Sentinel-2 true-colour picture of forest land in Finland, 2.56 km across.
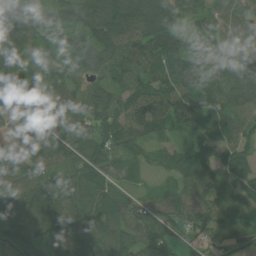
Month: July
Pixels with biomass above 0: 95%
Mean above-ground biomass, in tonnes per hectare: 79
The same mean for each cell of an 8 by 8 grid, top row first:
126 71 116 144 137 101 73 63
124 74 101 105 102 90 69 86
76 79 59 66 72 99 86 111
46 68 78 77 86 101 79 95
55 60 72 85 57 33 61 89
74 66 76 54 27 60 95 77
71 90 96 87 58 62 79 66
68 75 86 86 80 50 45 78
